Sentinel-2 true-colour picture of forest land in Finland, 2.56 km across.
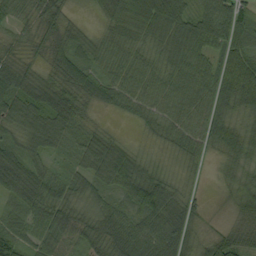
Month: September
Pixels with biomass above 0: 93%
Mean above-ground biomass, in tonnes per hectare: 49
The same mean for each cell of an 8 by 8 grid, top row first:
40 50 10 49 90 76 83 66
29 41 50 46 38 64 56 63
58 30 74 50 41 46 49 103
42 43 41 23 36 39 54 39
34 39 48 51 10 37 45 56
46 47 45 65 63 17 9 40
32 61 39 48 82 63 14 36
50 55 44 88 101 81 37 44
